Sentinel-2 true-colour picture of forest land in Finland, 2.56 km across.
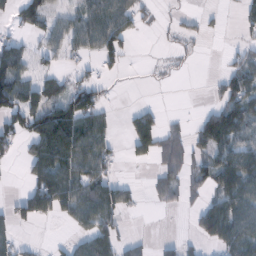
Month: February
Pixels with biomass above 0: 50%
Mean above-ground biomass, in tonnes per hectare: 42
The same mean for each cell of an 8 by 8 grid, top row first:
28 35 44 75 24 7 9 24
44 30 36 51 0 10 2 20
87 41 30 15 1 3 7 72
74 79 96 13 38 3 35 76
38 85 84 28 61 55 61 57
2 96 72 36 5 47 58 114
29 68 70 76 8 15 52 72
35 4 34 57 14 19 46 80
